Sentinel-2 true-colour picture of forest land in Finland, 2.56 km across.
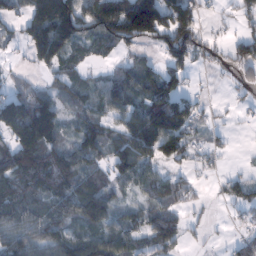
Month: February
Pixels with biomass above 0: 72%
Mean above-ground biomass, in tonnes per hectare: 82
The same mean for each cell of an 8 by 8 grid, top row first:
57 192 133 145 229 159 14 50
29 156 60 56 44 146 56 88
45 32 58 72 88 83 6 37
150 146 56 63 131 123 23 18
124 141 99 87 137 119 33 1
127 147 115 74 80 45 18 39
80 70 131 74 53 55 14 56
96 97 102 105 64 86 11 41
